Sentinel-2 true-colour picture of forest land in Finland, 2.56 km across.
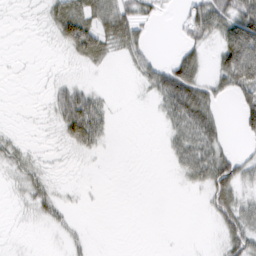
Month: February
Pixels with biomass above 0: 44%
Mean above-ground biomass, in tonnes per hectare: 23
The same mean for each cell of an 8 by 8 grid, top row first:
1 22 63 50 26 9 64 71
0 2 61 25 22 13 16 127
0 4 9 0 21 83 27 72
0 9 87 14 0 62 51 34
12 2 39 5 0 27 53 5
13 13 1 0 0 7 52 40
4 27 2 0 0 0 16 42
1 2 9 0 0 0 2 44
